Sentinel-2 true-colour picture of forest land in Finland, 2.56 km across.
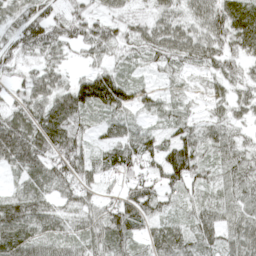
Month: April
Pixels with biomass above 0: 91%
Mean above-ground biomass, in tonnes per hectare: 61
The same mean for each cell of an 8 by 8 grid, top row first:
55 76 63 48 37 53 78 84
70 70 39 58 61 80 74 59
35 74 48 80 21 23 34 47
61 88 76 58 33 36 28 36
131 98 66 60 66 71 60 48
34 82 72 44 57 83 43 65
90 63 59 61 70 27 57 61
93 65 57 82 45 76 53 79
